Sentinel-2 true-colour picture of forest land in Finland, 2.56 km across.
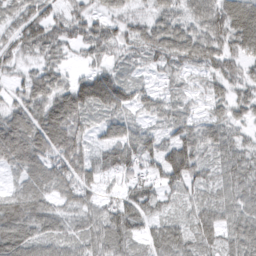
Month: March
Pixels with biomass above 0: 91%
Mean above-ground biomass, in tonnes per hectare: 61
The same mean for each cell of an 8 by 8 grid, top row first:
55 76 63 48 37 53 78 84
70 70 39 58 61 80 74 59
35 74 48 80 21 23 34 47
61 88 76 58 33 36 28 36
131 98 66 60 66 71 60 48
34 82 72 44 57 83 43 65
90 63 59 61 70 27 57 61
93 65 57 82 45 76 53 79
